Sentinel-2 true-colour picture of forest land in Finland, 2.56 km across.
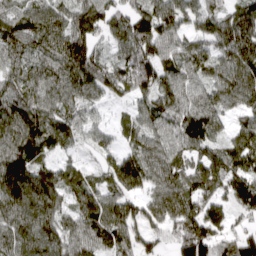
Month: April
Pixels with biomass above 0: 91%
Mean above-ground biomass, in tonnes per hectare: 104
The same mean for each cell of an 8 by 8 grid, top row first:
88 101 113 97 101 100 80 104
102 103 133 63 125 91 77 124
102 112 127 113 133 118 99 138
124 122 91 25 98 120 137 80
120 102 68 54 109 92 109 105
137 102 73 97 113 107 119 116
117 110 97 119 89 131 103 75
120 124 107 108 88 98 132 93
